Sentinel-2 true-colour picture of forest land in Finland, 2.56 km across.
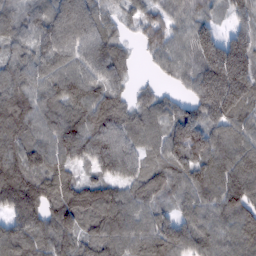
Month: February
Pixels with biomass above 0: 94%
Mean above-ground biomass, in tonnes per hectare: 120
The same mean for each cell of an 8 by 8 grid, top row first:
103 129 194 55 90 81 67 88
87 142 146 118 67 93 169 174
119 103 124 115 15 57 200 226
189 106 120 142 100 93 149 140
133 104 161 128 97 146 154 121
182 136 61 110 92 119 139 148
160 116 146 133 83 64 111 126
128 111 87 102 99 150 104 105
